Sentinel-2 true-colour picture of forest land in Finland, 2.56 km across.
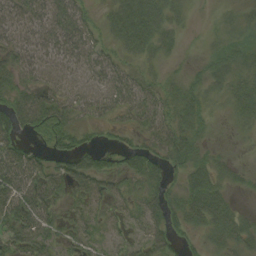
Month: August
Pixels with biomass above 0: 82%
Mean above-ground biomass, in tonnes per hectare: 41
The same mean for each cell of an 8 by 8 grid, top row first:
48 52 48 41 74 29 5 19
49 49 60 33 44 20 16 33
43 30 25 49 35 24 37 36
65 79 31 31 51 51 32 31
45 40 39 15 33 67 23 8
80 67 76 52 58 21 57 19
57 57 33 28 54 39 68 14
45 46 39 28 51 37 31 49
